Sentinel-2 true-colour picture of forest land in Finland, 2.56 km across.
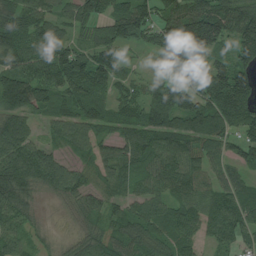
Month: July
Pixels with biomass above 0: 88%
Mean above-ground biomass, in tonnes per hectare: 99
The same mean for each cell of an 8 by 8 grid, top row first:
110 85 88 110 114 132 179 158
126 106 72 111 72 254 162 127
151 105 124 80 49 110 116 133
129 66 99 73 105 155 147 141
113 55 71 65 99 95 82 75
152 104 60 62 72 116 79 56
114 17 79 49 67 84 94 114
78 34 61 78 81 97 52 75
